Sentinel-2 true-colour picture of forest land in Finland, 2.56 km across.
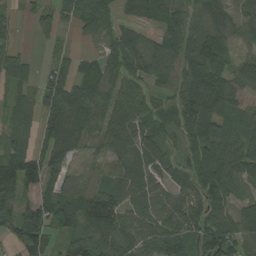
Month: August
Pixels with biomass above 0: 84%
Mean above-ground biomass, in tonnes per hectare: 71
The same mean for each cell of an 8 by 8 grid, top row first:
20 40 54 33 49 76 78 43
32 15 13 59 77 79 135 37
58 54 71 60 63 67 106 63
57 81 93 69 66 66 107 32
71 85 56 63 83 42 110 63
137 64 48 54 66 80 96 50
106 87 132 114 88 86 93 54
72 67 69 111 75 87 101 83
